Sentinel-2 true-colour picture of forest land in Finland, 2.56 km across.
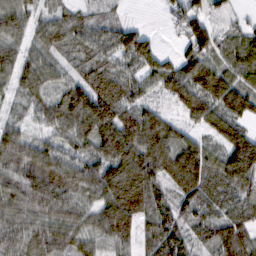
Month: February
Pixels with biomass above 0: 90%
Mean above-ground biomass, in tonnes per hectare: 84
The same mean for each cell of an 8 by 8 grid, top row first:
94 47 51 26 1 49 65 17
65 74 62 93 101 31 86 72
74 71 61 85 78 101 115 68
29 88 142 145 89 38 100 93
105 69 76 129 119 86 56 116
79 124 104 124 135 106 116 123
80 85 68 129 120 88 92 87
74 85 72 88 66 113 66 65
